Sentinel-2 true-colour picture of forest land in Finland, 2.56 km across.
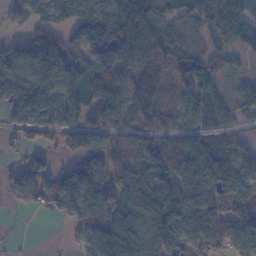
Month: November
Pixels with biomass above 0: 81%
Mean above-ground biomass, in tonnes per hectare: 80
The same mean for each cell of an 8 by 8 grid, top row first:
25 79 101 135 116 57 78 71
62 118 74 135 105 67 41 39
146 102 117 116 88 77 67 16
59 68 81 89 91 47 83 45
27 32 90 55 80 68 86 50
42 60 92 104 71 82 101 91
16 50 126 115 109 151 100 117
5 1 54 139 122 125 95 91
